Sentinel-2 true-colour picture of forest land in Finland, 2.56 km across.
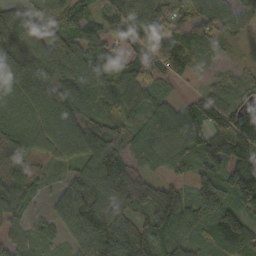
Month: October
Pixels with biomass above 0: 91%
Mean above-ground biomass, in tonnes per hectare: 87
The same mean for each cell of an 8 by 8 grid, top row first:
53 118 74 75 127 68 87 66
104 141 110 56 75 95 64 26
112 145 132 98 77 26 28 57
78 117 95 44 72 86 129 110
77 87 128 83 81 91 116 149
88 21 69 107 54 42 97 128
76 28 122 95 67 112 111 100
51 57 86 134 114 87 67 102
